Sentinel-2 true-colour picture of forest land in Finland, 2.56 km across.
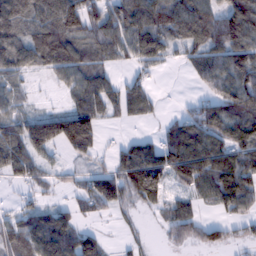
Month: February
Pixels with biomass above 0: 74%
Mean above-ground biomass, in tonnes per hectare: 78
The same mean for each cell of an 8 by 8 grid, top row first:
97 96 122 86 136 120 108 143
103 129 86 89 112 58 87 130
53 28 89 49 36 1 66 109
50 46 118 49 58 19 83 103
109 135 129 15 70 114 118 99
65 35 36 80 166 70 114 112
30 59 44 57 37 62 28 64
91 141 100 9 12 43 47 29
